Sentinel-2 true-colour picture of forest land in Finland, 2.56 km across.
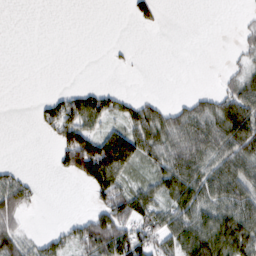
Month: February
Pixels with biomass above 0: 47%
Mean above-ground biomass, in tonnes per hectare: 43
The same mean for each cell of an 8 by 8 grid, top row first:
0 0 0 0 36 0 0 4
0 0 0 4 0 0 0 19
0 0 0 0 0 0 0 48
0 38 78 45 52 49 65 96
0 6 141 128 74 81 91 94
36 3 71 88 29 84 67 73
76 0 1 96 66 62 65 79
70 37 88 122 77 72 99 110
